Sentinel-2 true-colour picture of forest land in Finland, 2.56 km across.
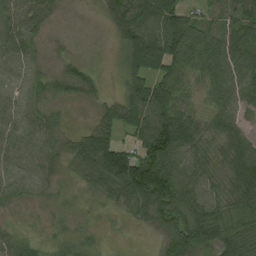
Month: August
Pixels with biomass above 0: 90%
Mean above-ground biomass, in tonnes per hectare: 53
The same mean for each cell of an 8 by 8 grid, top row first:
43 33 7 38 82 79 26 56
38 21 16 18 105 100 62 85
18 46 73 8 63 72 49 74
31 35 6 43 98 94 34 38
38 42 51 78 82 116 48 62
36 32 35 98 130 74 50 75
20 16 15 28 82 91 68 73
37 20 28 3 4 82 91 89
